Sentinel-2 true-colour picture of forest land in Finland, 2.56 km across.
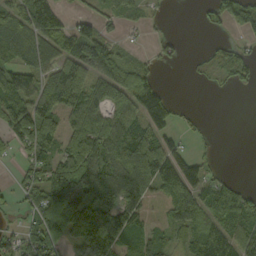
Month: September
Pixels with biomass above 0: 67%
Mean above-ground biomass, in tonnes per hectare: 74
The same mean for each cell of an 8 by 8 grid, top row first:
77 120 40 43 37 1 39 125
87 79 83 71 14 24 17 39
101 75 92 115 90 0 19 47
124 99 103 93 164 55 2 0
45 77 99 99 111 60 9 0
23 84 150 148 127 154 69 8
26 112 119 116 63 89 96 69
61 104 92 108 72 50 133 94
